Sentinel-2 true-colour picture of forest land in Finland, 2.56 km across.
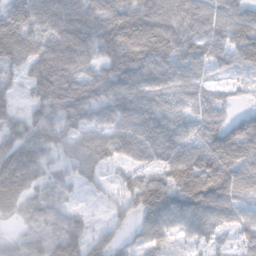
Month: November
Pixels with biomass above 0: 87%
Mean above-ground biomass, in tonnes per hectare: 70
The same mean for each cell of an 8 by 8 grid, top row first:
71 85 90 103 95 88 80 67
89 80 90 92 112 86 69 76
29 90 79 89 97 73 36 18
43 75 84 91 84 53 65 26
69 56 61 82 94 81 84 96
91 29 47 19 49 87 139 95
42 38 14 32 105 103 111 72
19 40 59 38 72 35 50 39
